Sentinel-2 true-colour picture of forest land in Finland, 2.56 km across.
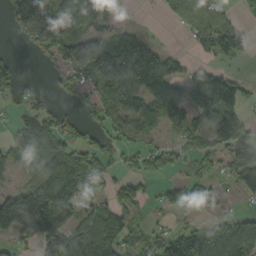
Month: September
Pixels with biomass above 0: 62%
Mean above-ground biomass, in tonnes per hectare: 83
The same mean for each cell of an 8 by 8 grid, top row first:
91 152 141 44 2 55 81 44
9 109 148 136 113 8 71 78
61 19 59 152 193 103 117 42
30 62 31 87 112 112 106 93
63 81 66 64 37 38 68 159
16 95 95 47 64 28 40 53
236 209 109 91 34 52 32 8
61 166 166 150 37 90 75 135
